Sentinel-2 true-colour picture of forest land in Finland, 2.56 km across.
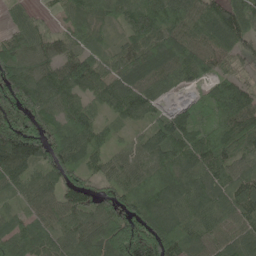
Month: May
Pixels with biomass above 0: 93%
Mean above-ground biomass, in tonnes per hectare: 88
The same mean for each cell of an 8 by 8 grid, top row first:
42 18 76 62 109 101 97 99
92 74 72 45 97 111 95 61
121 113 106 91 106 65 49 69
72 75 87 58 71 73 71 133
152 107 108 46 64 135 102 96
99 82 64 60 76 111 88 84
37 76 92 82 101 102 94 96
102 82 108 137 162 110 79 97
